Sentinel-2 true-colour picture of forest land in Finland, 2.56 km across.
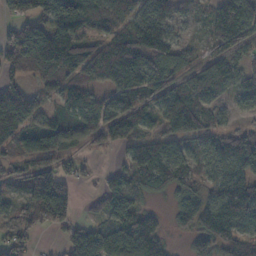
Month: November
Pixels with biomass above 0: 77%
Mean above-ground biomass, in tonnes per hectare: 80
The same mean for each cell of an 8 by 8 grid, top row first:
53 100 123 91 81 60 74 132
97 137 98 92 137 79 31 75
58 61 72 78 101 71 99 61
138 39 69 83 58 98 71 31
62 93 47 65 93 66 63 132
54 146 27 42 74 86 67 105
41 136 22 87 49 53 117 97
47 4 75 107 150 12 123 116
